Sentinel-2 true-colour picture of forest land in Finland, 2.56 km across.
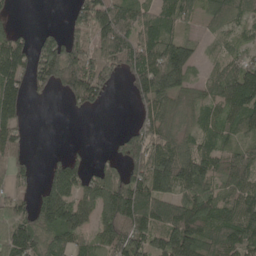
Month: May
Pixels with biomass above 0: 74%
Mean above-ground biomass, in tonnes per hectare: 82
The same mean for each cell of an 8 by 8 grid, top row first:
10 0 84 112 88 90 45 60
98 107 101 122 118 103 20 41
95 102 161 52 114 91 49 118
78 0 32 1 58 54 60 109
73 0 5 14 137 84 64 57
54 67 84 65 132 181 95 93
75 123 99 122 125 87 103 99
137 79 56 88 100 145 94 120
